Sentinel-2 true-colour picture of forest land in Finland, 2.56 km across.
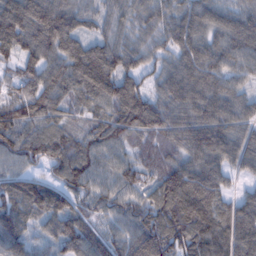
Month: February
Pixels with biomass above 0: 97%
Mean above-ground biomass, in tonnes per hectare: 95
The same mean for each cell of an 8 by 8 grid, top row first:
129 126 83 65 78 87 80 80
114 101 89 87 72 78 77 89
78 98 120 130 63 88 97 56
108 98 64 99 146 98 101 77
108 119 88 91 72 88 118 86
74 58 122 73 77 122 107 42
102 111 75 81 94 129 131 93
100 57 121 75 132 132 129 124
